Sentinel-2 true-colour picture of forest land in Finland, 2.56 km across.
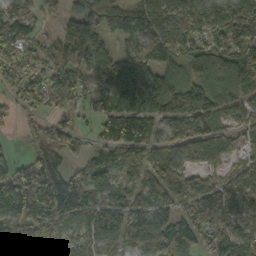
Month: October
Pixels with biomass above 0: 80%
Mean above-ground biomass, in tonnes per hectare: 96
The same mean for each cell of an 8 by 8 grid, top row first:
137 36 101 122 111 100 98 151
99 42 159 37 93 119 92 151
85 73 65 132 117 90 81 111
26 35 41 94 82 132 91 32
7 107 34 56 72 93 95 49
114 188 45 75 89 103 56 89
68 189 100 99 83 103 196 89
106 107 82 179 153 183 110 91
